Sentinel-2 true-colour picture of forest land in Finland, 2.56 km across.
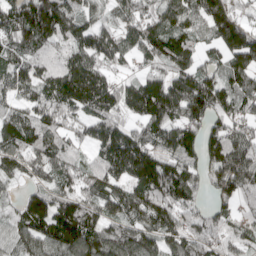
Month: April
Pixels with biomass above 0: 89%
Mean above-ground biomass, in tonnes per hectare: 102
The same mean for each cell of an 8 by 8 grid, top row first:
136 155 79 57 93 102 133 76
93 69 86 107 96 124 49 181
87 86 162 83 98 117 101 120
73 98 94 113 136 127 133 87
99 99 58 124 118 139 121 106
40 63 87 83 127 157 79 116
54 133 141 83 127 121 56 46
77 115 147 100 92 96 94 74
